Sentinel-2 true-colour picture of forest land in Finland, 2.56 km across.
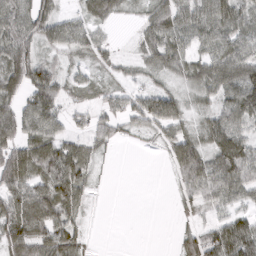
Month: March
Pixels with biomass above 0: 74%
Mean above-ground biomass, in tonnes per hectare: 59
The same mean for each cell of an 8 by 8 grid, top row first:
94 66 38 47 28 80 89 68
105 43 50 22 32 61 56 70
89 80 26 16 8 10 69 99
77 98 34 48 87 66 38 94
88 94 45 33 8 76 55 97
109 100 83 3 0 47 98 100
106 111 52 0 0 16 42 42
108 97 43 0 0 24 82 116
